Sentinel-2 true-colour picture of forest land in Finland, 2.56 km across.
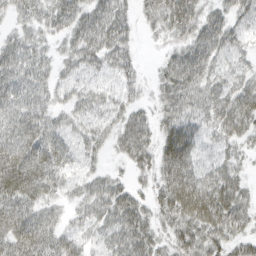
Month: March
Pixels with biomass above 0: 87%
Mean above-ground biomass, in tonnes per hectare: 45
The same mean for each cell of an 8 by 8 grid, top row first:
28 40 44 58 20 66 40 38
43 24 46 53 6 34 63 37
53 34 30 28 16 67 52 39
59 40 33 33 24 48 55 74
65 59 33 25 42 94 36 34
85 63 27 23 21 87 54 34
67 36 24 54 36 75 87 50
67 55 32 41 49 40 49 37
